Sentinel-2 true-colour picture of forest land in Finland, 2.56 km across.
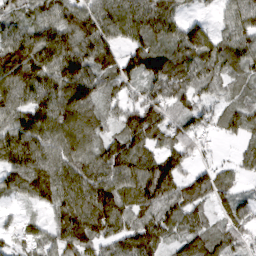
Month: March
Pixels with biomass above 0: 90%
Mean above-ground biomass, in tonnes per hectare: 83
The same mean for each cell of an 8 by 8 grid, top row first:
53 69 93 100 106 62 17 82
116 116 106 66 82 89 97 87
110 108 123 63 84 110 80 57
90 97 106 48 114 75 54 71
121 94 85 72 98 78 18 42
87 118 108 104 122 114 65 40
18 67 127 145 90 86 53 55
32 58 111 73 104 56 81 64
